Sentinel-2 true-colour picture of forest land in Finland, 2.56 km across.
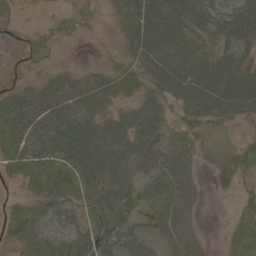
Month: May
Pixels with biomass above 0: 76%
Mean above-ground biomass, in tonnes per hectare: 32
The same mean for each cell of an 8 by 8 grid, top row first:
5 7 34 12 53 36 76 78
19 22 4 11 36 34 21 40
20 24 23 27 41 45 46 46
61 45 35 22 41 30 40 35
58 48 43 40 42 28 11 16
26 47 36 37 36 36 9 26
25 39 33 42 29 26 3 13
34 34 40 60 40 22 5 22
